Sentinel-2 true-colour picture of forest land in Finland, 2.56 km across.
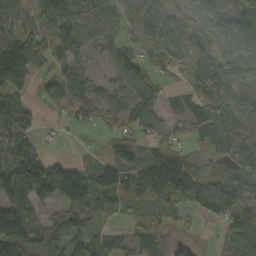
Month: October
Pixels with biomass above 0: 79%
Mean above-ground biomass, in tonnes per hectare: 72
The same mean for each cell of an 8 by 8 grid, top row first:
62 81 85 47 93 59 69 65
125 79 66 54 48 84 63 67
87 38 62 36 58 23 86 80
110 16 34 47 69 40 59 56
100 14 6 42 48 57 64 82
110 166 99 78 98 179 71 91
123 58 100 55 39 53 82 122
153 77 77 59 91 35 9 108
